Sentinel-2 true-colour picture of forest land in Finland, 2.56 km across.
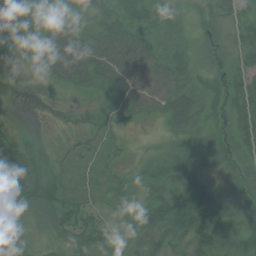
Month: July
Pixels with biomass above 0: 82%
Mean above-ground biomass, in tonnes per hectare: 33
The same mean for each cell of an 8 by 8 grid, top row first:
55 28 45 45 40 16 27 38
40 54 62 64 49 21 16 30
4 29 48 61 58 39 21 33
3 2 2 30 36 55 25 44
44 9 19 16 2 23 15 37
111 32 22 20 19 44 24 24
21 42 38 16 31 52 50 15
27 14 38 30 35 37 41 17
